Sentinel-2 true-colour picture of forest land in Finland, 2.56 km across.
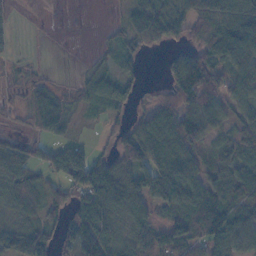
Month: November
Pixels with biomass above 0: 73%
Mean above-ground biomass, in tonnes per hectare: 54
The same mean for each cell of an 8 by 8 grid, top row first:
12 1 0 6 90 56 115 104
11 1 0 31 40 27 78 95
21 22 18 44 17 79 103 65
15 93 24 36 34 77 84 47
38 55 36 33 110 75 39 54
75 47 115 90 70 57 50 64
36 41 75 80 59 64 83 63
78 60 87 49 53 64 77 51
